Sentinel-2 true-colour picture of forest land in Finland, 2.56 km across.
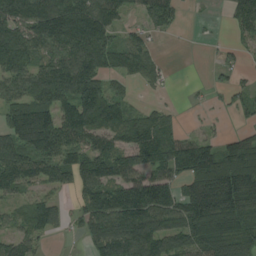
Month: August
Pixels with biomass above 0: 75%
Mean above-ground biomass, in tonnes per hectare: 93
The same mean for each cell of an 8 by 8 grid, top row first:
157 186 200 113 69 51 6 83
153 94 136 99 71 1 2 34
96 152 151 57 50 5 14 24
111 109 150 116 47 19 11 38
109 122 94 94 148 108 62 85
126 84 92 100 103 84 143 136
39 85 58 154 159 116 151 150
68 23 27 172 166 100 109 107
